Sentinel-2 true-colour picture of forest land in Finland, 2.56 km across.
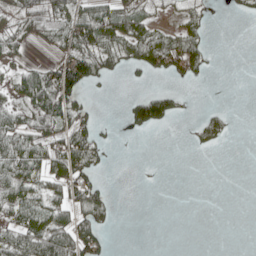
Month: May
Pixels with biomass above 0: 43%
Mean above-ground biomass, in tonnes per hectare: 33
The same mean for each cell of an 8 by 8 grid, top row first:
36 60 68 72 42 17 12 6
29 15 79 46 70 95 30 0
42 85 91 10 5 18 4 0
39 84 41 0 85 29 17 0
66 62 85 6 0 0 22 0
68 53 71 2 2 0 0 0
53 62 65 26 0 0 0 0
68 89 98 11 0 0 0 0
